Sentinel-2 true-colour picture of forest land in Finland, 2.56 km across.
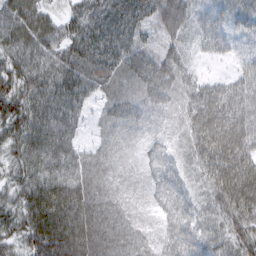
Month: March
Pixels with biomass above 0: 97%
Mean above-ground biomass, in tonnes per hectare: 60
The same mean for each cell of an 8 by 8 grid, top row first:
77 47 59 69 54 66 32 34
69 64 75 74 56 38 25 15
79 70 80 72 73 53 22 37
86 84 47 42 39 35 69 63
69 91 38 36 28 28 70 72
54 83 71 43 32 50 57 84
65 115 89 64 26 65 47 78
51 111 104 87 45 55 57 65
